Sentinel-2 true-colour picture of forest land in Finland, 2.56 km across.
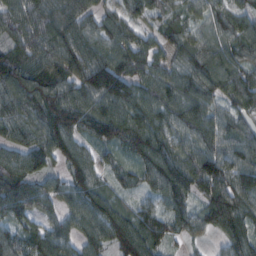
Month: February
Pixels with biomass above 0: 94%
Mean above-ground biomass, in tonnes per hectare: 97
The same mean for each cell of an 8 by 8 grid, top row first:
111 114 105 69 71 69 74 77
84 118 131 108 94 78 82 97
128 107 122 179 96 92 111 95
113 141 135 132 117 102 77 79
83 115 84 76 124 88 93 99
113 69 99 42 71 126 135 115
106 61 114 110 65 89 49 98
72 108 84 119 139 45 30 104
